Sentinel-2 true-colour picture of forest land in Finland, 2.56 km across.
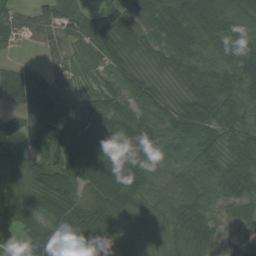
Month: August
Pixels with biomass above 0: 92%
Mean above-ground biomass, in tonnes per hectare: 64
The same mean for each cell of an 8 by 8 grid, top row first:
32 42 38 58 73 89 138 88
10 20 23 67 49 61 75 109
62 44 26 41 59 44 65 77
40 98 74 58 56 68 85 72
53 67 83 69 67 52 69 87
52 58 74 84 62 62 81 87
78 67 71 75 72 83 62 37
33 86 89 60 94 50 57 23
